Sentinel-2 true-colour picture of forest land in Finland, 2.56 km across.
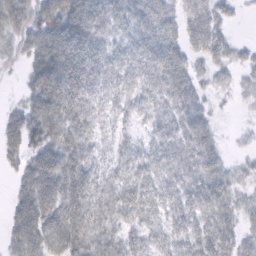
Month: February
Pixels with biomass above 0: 85%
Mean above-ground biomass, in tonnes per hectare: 58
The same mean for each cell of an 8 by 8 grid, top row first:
63 71 95 62 74 47 59 11
38 81 91 48 76 60 64 21
7 87 95 70 79 86 29 23
28 85 87 51 51 59 29 6
48 68 70 35 41 68 55 6
26 79 79 52 71 61 64 29
43 75 87 71 86 64 71 41
57 76 78 61 54 66 80 46
